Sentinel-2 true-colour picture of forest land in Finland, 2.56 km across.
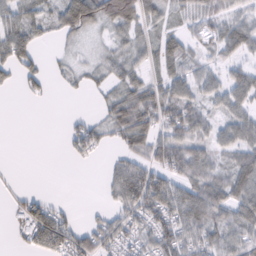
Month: February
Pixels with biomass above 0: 66%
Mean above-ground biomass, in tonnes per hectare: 42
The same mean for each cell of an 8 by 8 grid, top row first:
53 41 96 84 57 26 46 37
78 8 14 24 26 41 30 44
28 23 21 27 45 51 40 49
0 0 7 44 70 65 33 43
0 0 52 23 56 71 45 50
2 0 0 39 80 53 52 57
25 41 5 33 81 79 76 59
23 81 56 55 46 77 57 53
